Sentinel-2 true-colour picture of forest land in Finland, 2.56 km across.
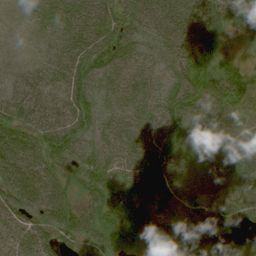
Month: August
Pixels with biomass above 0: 94%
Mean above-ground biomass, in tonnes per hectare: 47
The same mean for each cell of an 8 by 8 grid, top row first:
2 29 44 40 44 46 63 60
4 25 49 65 30 47 55 10
38 43 52 39 37 44 56 66
60 65 53 33 33 58 61 54
62 58 37 33 45 62 60 58
57 41 38 39 59 59 57 55
43 44 41 68 36 45 44 64
43 37 51 53 46 62 74 52
